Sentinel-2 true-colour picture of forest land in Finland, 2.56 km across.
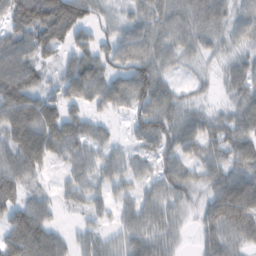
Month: February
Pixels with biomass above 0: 85%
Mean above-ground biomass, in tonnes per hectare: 54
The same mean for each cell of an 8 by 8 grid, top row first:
76 109 72 31 61 58 62 47
69 62 53 55 75 52 35 33
90 28 80 60 91 24 13 50
91 70 38 33 71 63 26 49
82 89 65 33 42 61 53 63
66 18 47 45 37 60 45 64
61 35 27 33 57 41 44 95
87 66 31 34 57 29 42 44
